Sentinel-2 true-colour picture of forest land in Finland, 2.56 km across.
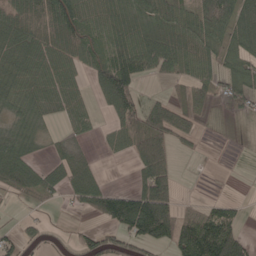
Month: May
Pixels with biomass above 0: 63%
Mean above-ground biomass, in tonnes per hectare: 60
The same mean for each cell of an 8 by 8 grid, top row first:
83 106 83 65 65 60 115 119
74 68 65 74 114 91 59 90
67 64 30 137 39 35 58 81
37 39 42 51 60 63 26 34
66 20 14 27 75 56 7 0
80 59 52 2 73 38 1 0
3 12 30 131 173 73 33 24
45 21 27 51 96 97 169 85
